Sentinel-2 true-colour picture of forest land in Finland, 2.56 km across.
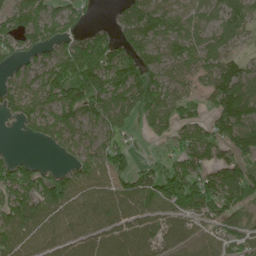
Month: June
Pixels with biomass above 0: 81%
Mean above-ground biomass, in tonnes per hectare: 89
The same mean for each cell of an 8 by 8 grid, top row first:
89 97 67 18 107 71 62 103
74 83 134 114 90 70 74 42
53 130 165 124 143 65 73 128
78 104 136 123 92 86 55 153
4 52 67 71 13 63 117 112
125 85 92 92 65 123 95 136
109 109 76 86 94 116 127 91
85 65 72 76 77 63 63 88
